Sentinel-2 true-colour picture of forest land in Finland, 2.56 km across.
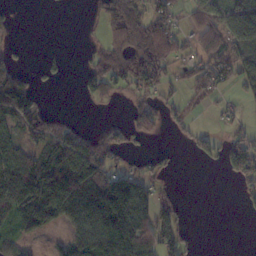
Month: November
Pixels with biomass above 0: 52%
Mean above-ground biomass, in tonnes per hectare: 68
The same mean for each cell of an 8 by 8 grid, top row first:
14 0 1 94 110 53 98 174
20 6 8 70 120 71 66 102
121 18 33 87 88 34 82 64
143 44 1 2 68 41 14 19
73 91 105 69 17 14 48 84
140 151 160 108 62 14 0 76
117 133 153 179 95 58 0 11
51 15 86 160 134 89 0 0
